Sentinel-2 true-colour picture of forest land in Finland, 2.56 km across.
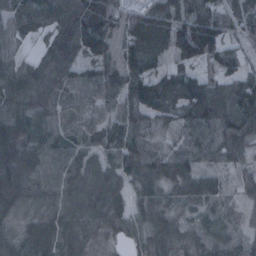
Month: January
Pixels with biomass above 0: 93%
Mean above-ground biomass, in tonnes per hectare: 77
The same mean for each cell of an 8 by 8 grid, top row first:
70 77 103 95 90 72 88 57
31 41 78 74 103 97 159 43
80 79 59 78 131 101 75 82
78 68 49 63 101 94 103 98
100 83 55 88 87 58 69 91
111 70 90 94 111 96 67 48
82 71 99 88 53 47 51 31
65 94 69 34 61 60 61 49
